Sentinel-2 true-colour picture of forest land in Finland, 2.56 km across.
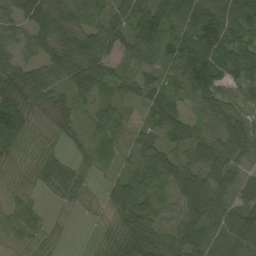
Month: September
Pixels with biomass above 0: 87%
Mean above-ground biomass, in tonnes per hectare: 49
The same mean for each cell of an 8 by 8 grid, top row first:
45 69 81 58 90 73 94 93
43 52 87 64 72 53 101 83
66 76 74 43 38 35 101 46
97 26 27 31 23 48 29 33
44 8 22 25 36 41 47 62
5 38 27 18 61 57 57 40
12 5 8 32 55 34 79 63
7 11 1 26 73 61 63 79
